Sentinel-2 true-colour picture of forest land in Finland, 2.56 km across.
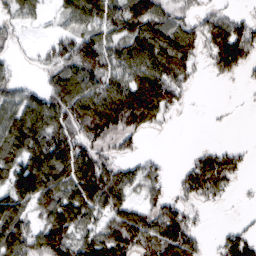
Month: March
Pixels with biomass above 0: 72%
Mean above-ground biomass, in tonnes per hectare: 93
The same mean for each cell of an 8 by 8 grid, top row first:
54 24 128 129 159 66 55 35
19 44 122 88 150 152 86 141
51 56 145 117 166 116 17 25
127 161 141 169 190 44 2 2
146 162 116 61 16 0 14 14
134 188 172 118 86 28 147 42
105 104 143 108 72 79 24 6
139 138 94 138 118 159 19 102
